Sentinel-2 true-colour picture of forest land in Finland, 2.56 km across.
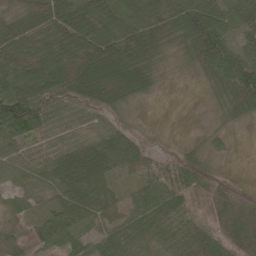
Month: May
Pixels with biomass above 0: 96%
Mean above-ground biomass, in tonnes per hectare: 59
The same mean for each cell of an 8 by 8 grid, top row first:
68 89 73 84 77 81 97 64
61 71 110 102 91 35 89 44
73 111 157 150 58 12 33 78
134 72 71 65 14 6 13 42
49 48 48 56 43 33 23 6
32 37 76 46 63 94 74 21
16 31 58 37 40 68 33 54
21 52 33 48 51 62 67 60
